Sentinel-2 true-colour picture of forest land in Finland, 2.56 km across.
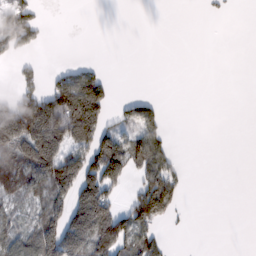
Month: February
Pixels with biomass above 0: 38%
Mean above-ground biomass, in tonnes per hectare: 54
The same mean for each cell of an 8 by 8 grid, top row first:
82 4 0 0 0 0 3 0
55 4 0 0 0 0 0 0
27 32 105 20 0 0 0 0
144 186 198 41 73 0 0 0
125 152 83 97 109 11 0 0
121 147 167 103 75 52 0 0
41 103 148 89 155 45 0 0
78 156 154 162 93 1 0 0
